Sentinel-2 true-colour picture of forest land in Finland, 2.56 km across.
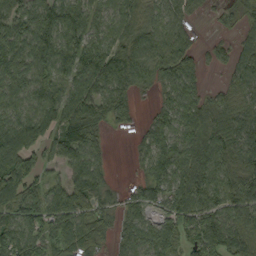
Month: September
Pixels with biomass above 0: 85%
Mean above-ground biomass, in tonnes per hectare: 86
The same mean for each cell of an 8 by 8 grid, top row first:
78 105 102 79 70 64 11 47
111 125 118 103 102 90 24 80
109 67 92 133 63 101 20 64
75 101 128 84 13 101 104 75
140 91 112 9 53 95 122 89
132 51 95 21 51 111 111 94
114 115 105 57 73 87 91 83
126 85 116 45 87 64 110 102
